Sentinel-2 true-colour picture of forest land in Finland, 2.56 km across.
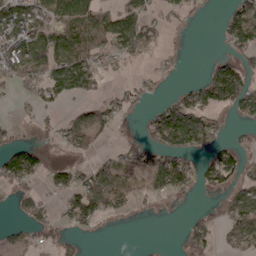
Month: April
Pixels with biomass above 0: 51%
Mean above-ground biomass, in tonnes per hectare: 61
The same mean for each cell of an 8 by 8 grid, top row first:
127 104 146 92 84 28 5 66
105 139 159 80 75 13 0 47
69 99 130 12 19 11 83 84
11 22 48 56 24 145 91 37
62 32 78 16 64 118 54 25
98 57 63 131 76 146 49 57
30 34 119 74 12 4 23 82
24 35 16 1 1 7 67 56
